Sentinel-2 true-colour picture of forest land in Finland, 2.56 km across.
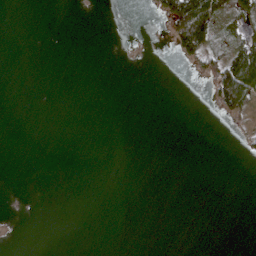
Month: April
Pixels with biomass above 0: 11%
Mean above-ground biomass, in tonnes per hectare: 10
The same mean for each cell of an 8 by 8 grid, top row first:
0 0 0 0 1 97 100 52
0 0 0 0 1 42 70 69
0 0 0 0 0 0 25 155
0 0 0 0 0 0 1 49
0 0 0 0 0 0 0 8
0 0 0 0 0 0 0 0
0 0 0 0 0 0 0 0
0 0 0 0 0 0 0 0
